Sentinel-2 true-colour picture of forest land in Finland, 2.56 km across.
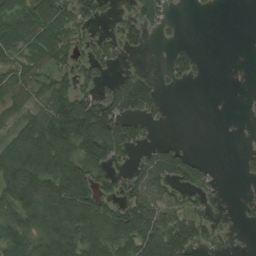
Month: August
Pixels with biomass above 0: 58%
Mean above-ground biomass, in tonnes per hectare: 62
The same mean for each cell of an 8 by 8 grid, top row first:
75 95 66 21 65 8 3 0
75 89 36 44 31 19 0 0
80 52 57 33 48 28 5 1
60 89 109 99 67 1 0 1
91 146 126 112 35 20 0 2
153 148 133 51 63 78 33 11
101 118 125 68 105 57 34 10
94 115 117 112 139 144 43 2
